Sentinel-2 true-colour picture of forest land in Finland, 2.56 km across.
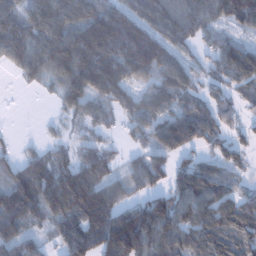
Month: January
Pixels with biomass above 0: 82%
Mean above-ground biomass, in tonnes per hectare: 87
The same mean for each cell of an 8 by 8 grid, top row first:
90 146 105 124 106 109 94 101
97 117 164 162 174 80 42 69
21 61 160 148 63 103 51 68
0 3 64 55 74 75 72 43
20 36 45 28 54 109 57 45
82 117 121 54 68 64 98 42
141 104 153 91 79 104 106 84
97 32 121 143 134 100 99 70
